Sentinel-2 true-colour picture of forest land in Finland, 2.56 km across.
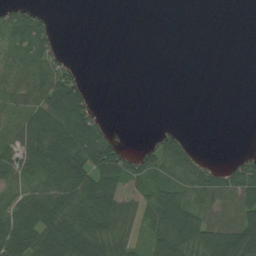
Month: August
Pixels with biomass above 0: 53%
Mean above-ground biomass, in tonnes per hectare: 38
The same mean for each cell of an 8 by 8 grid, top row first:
42 14 0 0 0 0 0 0
41 57 0 0 0 0 0 0
46 60 33 0 0 0 0 0
33 65 71 1 0 0 0 0
45 61 69 51 15 56 0 0
34 62 78 70 57 57 64 58
54 80 67 78 40 107 43 61
95 89 81 60 31 88 94 115
